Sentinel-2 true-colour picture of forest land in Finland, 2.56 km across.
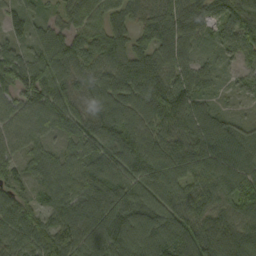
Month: September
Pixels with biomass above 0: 97%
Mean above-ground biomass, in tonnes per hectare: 90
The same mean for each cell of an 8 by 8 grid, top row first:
59 46 85 69 77 113 75 95
64 110 86 82 77 107 42 80
99 106 84 89 119 98 57 39
75 103 85 111 102 107 85 23
66 56 87 96 101 94 121 87
63 81 95 107 93 93 94 100
89 62 101 117 105 93 93 101
81 102 107 124 117 122 140 116
